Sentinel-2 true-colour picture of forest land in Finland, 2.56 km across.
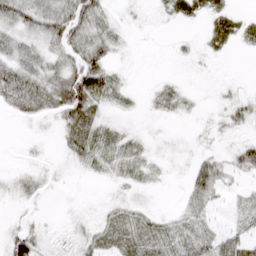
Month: March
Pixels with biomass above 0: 57%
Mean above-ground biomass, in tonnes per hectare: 19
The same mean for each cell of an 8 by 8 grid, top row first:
43 50 52 13 3 18 17 13
33 24 37 23 1 5 12 9
59 36 68 28 1 4 2 2
23 25 58 10 3 8 3 18
1 2 39 18 8 3 5 20
11 10 3 9 10 1 55 16
5 2 2 13 12 9 26 12
39 10 19 20 24 21 29 39
